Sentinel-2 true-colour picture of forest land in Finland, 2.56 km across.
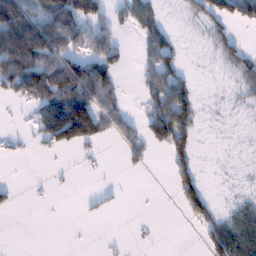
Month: January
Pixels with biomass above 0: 42%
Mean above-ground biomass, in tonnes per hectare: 39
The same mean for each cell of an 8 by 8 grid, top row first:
94 75 100 29 51 4 41 67
107 87 56 52 37 37 9 28
102 92 110 52 31 55 1 29
4 89 166 52 46 110 3 5
9 44 86 19 64 80 1 2
0 3 4 1 5 59 4 3
11 1 5 10 0 15 47 29
0 0 0 3 5 0 50 98
